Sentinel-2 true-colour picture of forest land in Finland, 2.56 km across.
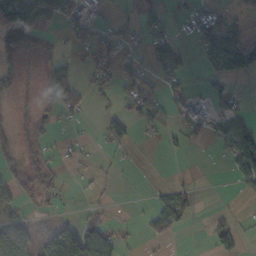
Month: October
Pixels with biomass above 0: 41%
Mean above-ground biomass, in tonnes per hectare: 36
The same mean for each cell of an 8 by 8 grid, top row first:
74 33 62 12 38 23 48 30
74 24 24 44 24 47 94 140
39 51 24 36 55 49 52 35
14 15 32 27 53 30 41 40
35 19 14 55 6 9 8 111
38 46 9 8 1 2 0 48
32 9 8 8 10 72 4 4
53 46 144 52 15 7 21 26
